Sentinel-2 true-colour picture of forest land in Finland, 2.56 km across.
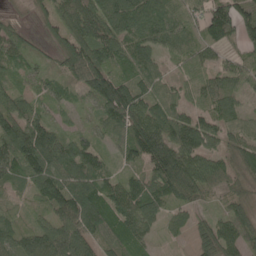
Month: May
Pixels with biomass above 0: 91%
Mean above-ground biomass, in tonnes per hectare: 83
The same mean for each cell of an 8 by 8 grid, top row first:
24 55 112 118 109 77 113 110
90 40 119 96 94 63 62 55
40 40 91 121 79 41 72 67
99 43 24 132 111 82 73 47
146 120 78 45 155 122 65 74
86 134 133 59 75 165 89 64
41 89 137 98 111 59 29 77
78 93 105 69 55 16 87 82
